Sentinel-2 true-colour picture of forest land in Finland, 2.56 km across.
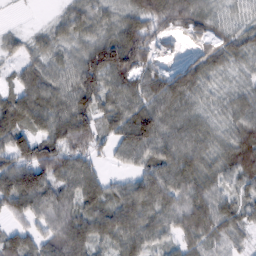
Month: February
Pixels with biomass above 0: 89%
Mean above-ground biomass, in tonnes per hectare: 67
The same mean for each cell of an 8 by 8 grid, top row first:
1 9 59 41 69 80 59 40
32 44 48 120 90 15 55 69
36 61 88 81 78 73 53 38
85 77 93 71 88 67 45 68
90 81 70 55 101 89 61 80
109 88 85 25 71 91 67 71
63 81 68 79 82 74 95 70
71 64 90 74 73 52 69 38
